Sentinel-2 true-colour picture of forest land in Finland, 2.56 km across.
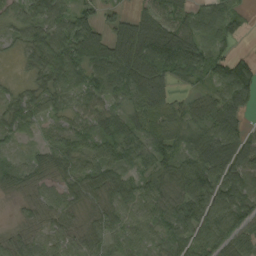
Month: September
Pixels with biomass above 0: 90%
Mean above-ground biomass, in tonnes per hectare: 64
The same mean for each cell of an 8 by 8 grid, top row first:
39 88 38 15 60 69 58 50
25 97 71 70 127 122 54 12
14 63 65 97 115 68 52 127
58 47 57 64 81 55 77 80
24 39 59 80 75 72 120 92
54 40 67 61 37 83 110 85
9 46 33 45 57 76 106 80
31 33 40 44 49 65 75 69
